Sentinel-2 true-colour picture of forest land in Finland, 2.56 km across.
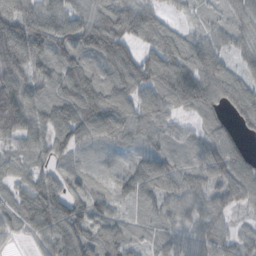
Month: October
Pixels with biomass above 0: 91%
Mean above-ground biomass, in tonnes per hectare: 70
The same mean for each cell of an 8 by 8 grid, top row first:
93 55 63 85 61 19 36 68
114 86 94 114 49 69 59 49
94 73 123 81 99 115 91 58
132 81 132 121 81 46 53 64
55 69 69 51 48 44 69 39
42 48 52 39 94 70 63 74
59 102 82 59 40 60 66 43
20 59 96 83 39 49 74 51
